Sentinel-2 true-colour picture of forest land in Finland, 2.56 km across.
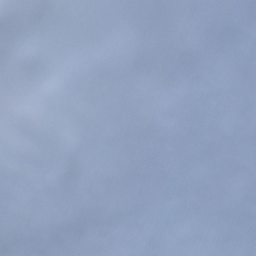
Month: December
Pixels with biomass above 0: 72%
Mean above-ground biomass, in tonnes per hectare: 87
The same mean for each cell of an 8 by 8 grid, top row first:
157 121 70 17 14 108 162 189
138 65 74 157 26 88 229 102
97 93 167 158 83 63 131 82
111 86 134 29 145 129 89 104
124 71 77 105 147 93 98 68
150 63 81 114 113 14 17 28
157 59 60 87 74 18 47 42
124 46 43 15 4 0 0 14
